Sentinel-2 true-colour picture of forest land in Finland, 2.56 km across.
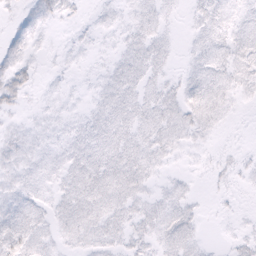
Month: February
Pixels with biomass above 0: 69%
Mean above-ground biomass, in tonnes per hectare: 6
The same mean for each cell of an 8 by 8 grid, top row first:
4 8 3 4 7 2 8 5
8 2 3 3 8 3 8 8
13 2 2 7 7 5 9 7
6 3 3 8 8 9 9 2
7 5 7 8 7 6 3 1
6 5 9 9 7 3 2 4
9 5 10 8 6 7 1 1
11 6 7 6 6 9 1 4
